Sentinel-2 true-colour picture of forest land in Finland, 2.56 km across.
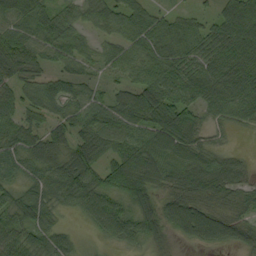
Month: September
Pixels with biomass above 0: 86%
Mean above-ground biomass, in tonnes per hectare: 60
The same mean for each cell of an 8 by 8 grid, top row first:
75 40 40 60 60 37 28 114
80 50 41 38 63 75 79 102
54 35 36 22 61 75 89 120
47 40 51 69 77 94 45 59
61 74 66 56 80 80 37 2
36 59 88 82 102 77 103 50
62 53 44 69 67 76 57 43
64 51 14 34 43 21 63 57
